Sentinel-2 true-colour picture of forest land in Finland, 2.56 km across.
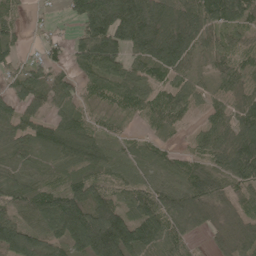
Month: May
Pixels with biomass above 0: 88%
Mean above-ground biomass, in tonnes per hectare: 77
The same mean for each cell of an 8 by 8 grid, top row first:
38 12 89 209 143 92 96 87
40 35 90 130 122 144 45 44
60 61 49 77 64 52 29 75
59 60 49 34 56 67 42 70
55 72 102 46 37 17 69 122
53 38 66 54 51 61 73 96
60 90 133 121 93 145 86 39
122 84 125 208 102 94 24 87
